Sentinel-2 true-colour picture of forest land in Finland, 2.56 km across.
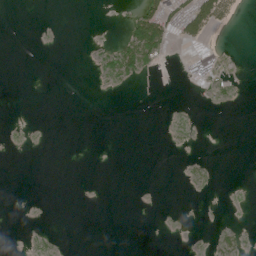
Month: July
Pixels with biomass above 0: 11%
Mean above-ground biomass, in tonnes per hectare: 5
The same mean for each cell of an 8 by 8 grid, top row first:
0 0 0 0 51 37 61 6
0 0 0 8 73 7 8 0
0 0 0 9 8 1 10 2
0 0 0 0 0 0 1 0
0 0 0 0 0 0 0 0
0 0 0 0 0 0 1 0
0 0 0 0 0 0 0 0
0 3 0 0 0 0 2 6
